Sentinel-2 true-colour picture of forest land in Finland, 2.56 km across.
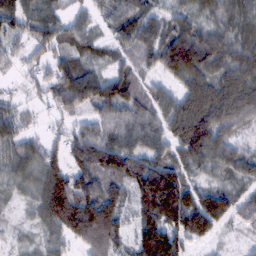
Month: February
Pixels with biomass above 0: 89%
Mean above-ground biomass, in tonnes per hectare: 74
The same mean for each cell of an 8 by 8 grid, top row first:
77 64 31 53 62 51 55 65
35 60 42 29 83 131 108 60
14 53 105 88 41 60 75 75
44 20 59 79 74 97 124 100
64 44 90 99 75 73 116 45
57 84 73 91 155 107 38 57
13 98 135 103 123 189 130 84
12 41 70 104 114 103 57 10
